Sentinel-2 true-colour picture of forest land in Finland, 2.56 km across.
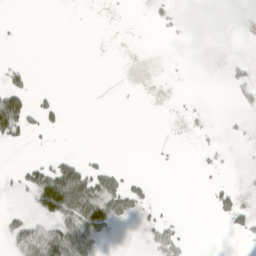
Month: April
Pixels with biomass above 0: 18%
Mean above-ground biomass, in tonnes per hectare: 14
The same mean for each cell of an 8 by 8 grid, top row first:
0 0 0 0 1 6 1 16
1 0 0 0 0 0 0 1
13 0 0 0 0 0 0 8
95 18 0 0 0 1 3 5
10 2 0 0 0 1 4 1
7 74 75 28 4 0 4 1
5 98 73 60 13 1 6 28
28 79 72 5 4 22 0 6
